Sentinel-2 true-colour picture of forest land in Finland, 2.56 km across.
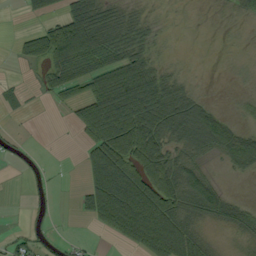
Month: September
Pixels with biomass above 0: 55%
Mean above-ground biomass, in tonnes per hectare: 52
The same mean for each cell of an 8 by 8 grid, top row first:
1 38 105 53 18 3 1 12
19 89 146 90 41 1 0 3
5 35 77 102 111 39 1 3
7 2 68 183 155 109 54 8
11 0 25 145 135 62 80 81
1 7 11 126 97 91 39 19
0 9 24 130 125 87 77 39
29 10 10 24 98 120 20 12
